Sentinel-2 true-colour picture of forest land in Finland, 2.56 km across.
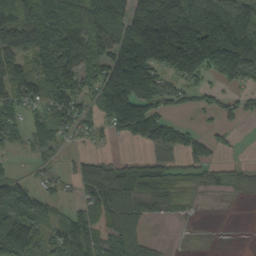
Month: September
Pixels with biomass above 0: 71%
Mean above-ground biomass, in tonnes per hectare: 93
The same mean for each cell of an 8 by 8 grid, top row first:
85 134 130 234 106 226 213 130
116 153 111 144 252 276 288 206
101 112 64 191 209 77 60 90
70 65 68 142 152 32 37 47
38 47 18 14 65 84 47 5
41 25 53 73 72 37 40 37
116 53 54 110 59 21 1 1
158 64 128 85 53 1 1 0
